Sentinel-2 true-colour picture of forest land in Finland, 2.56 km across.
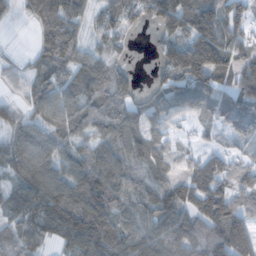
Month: November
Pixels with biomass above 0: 82%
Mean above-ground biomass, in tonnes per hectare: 82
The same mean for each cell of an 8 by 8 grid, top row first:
34 100 58 63 83 142 125 88
4 81 69 47 1 97 167 68
28 59 83 74 5 100 125 73
45 83 88 78 62 64 74 117
81 89 64 88 96 26 28 42
71 108 92 100 40 40 126 71
100 134 132 88 66 84 136 111
72 56 118 118 96 94 115 175
